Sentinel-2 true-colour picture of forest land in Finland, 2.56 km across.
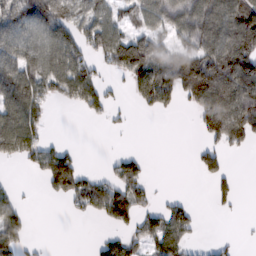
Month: February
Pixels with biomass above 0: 53%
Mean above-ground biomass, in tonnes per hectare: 69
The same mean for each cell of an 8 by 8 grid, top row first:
135 122 87 59 74 80 113 132
105 109 81 89 90 59 110 146
124 119 125 22 141 131 201 170
117 39 26 27 21 18 137 138
125 48 6 1 0 0 47 45
4 108 82 52 49 0 39 12
76 0 43 145 49 58 5 7
87 3 0 47 59 80 10 7
